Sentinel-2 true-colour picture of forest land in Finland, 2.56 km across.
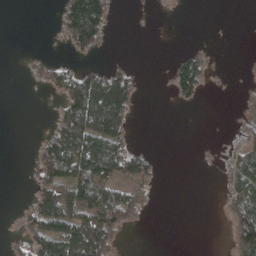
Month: April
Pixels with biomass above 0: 36%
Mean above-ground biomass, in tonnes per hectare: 45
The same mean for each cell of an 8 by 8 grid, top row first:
0 1 172 43 2 3 0 0
0 2 67 8 0 5 11 0
0 51 103 109 10 74 33 5
0 5 157 179 2 3 0 22
0 66 145 115 2 0 2 42
0 86 111 101 73 0 0 103
7 112 111 127 43 0 0 81
21 136 174 69 0 0 0 96
